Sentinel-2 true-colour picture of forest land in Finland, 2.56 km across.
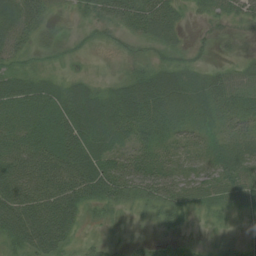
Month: August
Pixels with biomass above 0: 87%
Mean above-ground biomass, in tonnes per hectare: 42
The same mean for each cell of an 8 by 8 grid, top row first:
66 33 16 65 81 33 19 27
38 25 13 15 21 24 15 17
46 25 25 18 52 46 36 32
57 71 84 66 76 61 40 48
56 65 73 43 37 22 20 32
71 70 70 75 75 42 32 50
84 77 50 34 32 40 24 32
62 78 18 14 13 10 9 13
